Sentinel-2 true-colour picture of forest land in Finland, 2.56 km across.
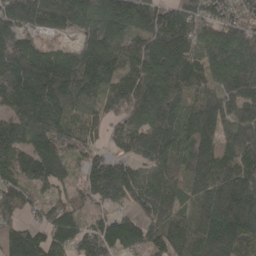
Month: April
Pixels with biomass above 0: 93%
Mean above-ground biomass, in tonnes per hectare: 146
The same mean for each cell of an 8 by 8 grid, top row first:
167 208 164 170 145 141 95 89
218 82 118 148 143 200 123 178
196 233 176 127 164 152 102 179
146 223 113 95 177 140 170 162
153 149 117 54 162 127 135 160
130 164 69 180 121 116 202 190
97 76 81 77 134 116 192 244
133 120 107 135 106 170 199 164
